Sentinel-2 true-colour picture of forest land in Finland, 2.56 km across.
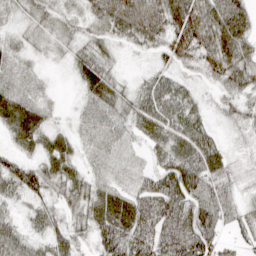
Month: April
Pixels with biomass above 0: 93%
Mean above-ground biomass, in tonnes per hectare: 45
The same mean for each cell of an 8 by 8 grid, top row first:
24 40 32 60 58 68 67 74
26 22 36 28 31 51 61 70
28 12 41 46 28 32 24 56
65 24 17 34 62 61 19 34
32 41 19 21 23 49 50 14
70 59 37 13 36 97 72 27
19 41 46 74 78 89 77 35
52 47 32 73 74 80 65 23
